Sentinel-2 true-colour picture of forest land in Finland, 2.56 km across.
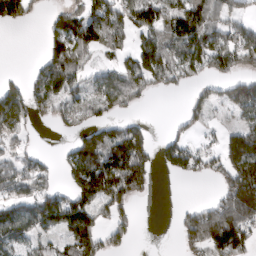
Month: March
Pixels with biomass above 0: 59%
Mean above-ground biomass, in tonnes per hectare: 96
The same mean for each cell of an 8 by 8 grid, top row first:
135 32 108 127 118 157 140 71
0 77 143 89 110 140 166 141
20 134 79 99 139 84 68 83
109 62 97 63 12 10 48 80
39 0 89 171 129 74 22 191
78 59 141 220 146 38 47 233
79 125 128 121 1 15 84 252
93 44 137 79 0 31 168 136
